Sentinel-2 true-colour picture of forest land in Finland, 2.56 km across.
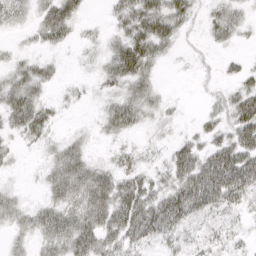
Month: April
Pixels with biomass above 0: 71%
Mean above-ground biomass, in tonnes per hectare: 31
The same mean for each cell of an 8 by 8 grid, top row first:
26 44 24 18 65 48 19 22
9 20 10 29 61 17 10 8
36 24 5 37 41 1 6 24
51 24 3 34 33 8 14 52
13 18 19 10 9 21 28 60
5 27 56 38 29 39 74 70
30 37 56 71 59 68 45 23
18 43 64 41 37 22 21 14
